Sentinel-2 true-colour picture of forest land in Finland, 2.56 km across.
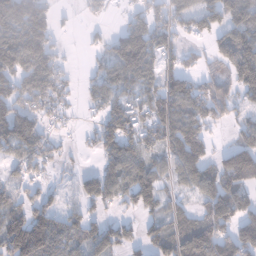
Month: January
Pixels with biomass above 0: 69%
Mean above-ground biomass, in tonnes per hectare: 89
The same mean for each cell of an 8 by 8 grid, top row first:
152 86 15 14 84 88 95 97
128 107 6 82 166 71 36 127
130 111 21 105 94 96 57 136
141 68 19 101 105 127 94 48
128 63 14 118 90 128 75 74
50 33 47 98 115 79 101 154
85 84 50 43 78 52 85 96
179 129 94 109 81 110 138 120
